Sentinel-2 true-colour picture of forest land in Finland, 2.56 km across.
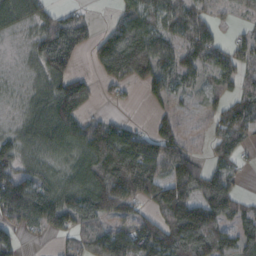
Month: October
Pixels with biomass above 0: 78%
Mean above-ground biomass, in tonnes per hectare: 75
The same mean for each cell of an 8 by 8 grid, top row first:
72 51 32 25 91 55 15 14
13 104 67 129 141 75 79 54
14 81 65 64 86 64 42 64
18 97 81 12 4 43 35 88
66 77 113 195 107 78 24 56
67 45 87 187 170 112 80 28
124 122 111 120 49 114 98 53
46 15 45 99 119 135 109 81
